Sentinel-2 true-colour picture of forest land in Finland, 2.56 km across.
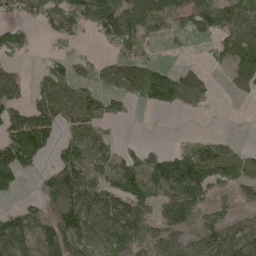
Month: May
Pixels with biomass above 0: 63%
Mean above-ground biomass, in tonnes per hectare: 64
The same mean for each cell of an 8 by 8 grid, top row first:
37 78 110 125 89 62 85 81
62 14 22 40 52 9 22 95
49 66 58 62 127 125 30 52
58 90 100 41 15 38 9 0
96 47 88 37 19 10 41 13
77 64 119 77 93 125 76 62
30 48 134 111 80 94 31 11
88 77 98 93 53 44 66 70
